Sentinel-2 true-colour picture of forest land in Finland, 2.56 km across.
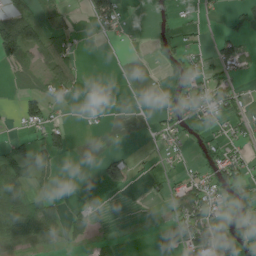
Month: July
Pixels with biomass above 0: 38%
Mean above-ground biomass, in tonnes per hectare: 25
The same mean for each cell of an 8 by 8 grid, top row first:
63 39 6 44 2 19 7 35
79 53 12 1 1 25 12 28
13 48 18 0 1 36 38 17
16 40 2 1 0 28 18 32
29 48 1 0 1 10 30 23
57 26 0 62 13 18 36 43
70 46 13 1 1 47 46 35
47 43 20 4 0 15 51 26
